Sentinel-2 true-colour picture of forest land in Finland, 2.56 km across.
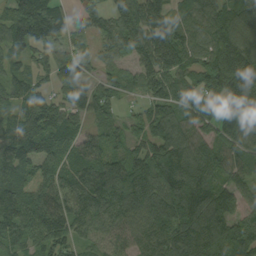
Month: September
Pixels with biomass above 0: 91%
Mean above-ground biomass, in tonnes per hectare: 111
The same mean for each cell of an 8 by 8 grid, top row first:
121 131 69 108 169 75 148 153
85 90 59 89 147 151 117 186
85 54 96 72 124 121 108 223
91 118 79 49 65 109 98 153
158 123 84 60 94 147 93 124
109 90 91 123 113 142 103 90
137 127 109 135 92 119 159 78
118 133 86 74 73 101 141 146
